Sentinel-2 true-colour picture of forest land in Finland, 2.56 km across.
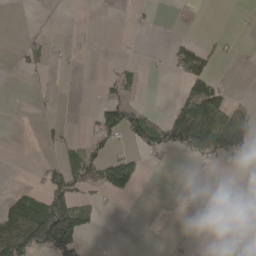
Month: April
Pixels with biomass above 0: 23%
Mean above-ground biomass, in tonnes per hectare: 29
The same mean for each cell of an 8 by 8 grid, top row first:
1 1 0 1 5 2 0 2
9 21 2 0 1 42 30 6
0 4 0 23 6 14 69 0
1 3 2 78 46 42 140 35
0 15 26 30 57 56 99 75
0 66 65 97 20 0 2 1
69 170 62 3 0 0 1 0
104 176 73 0 0 2 2 0
